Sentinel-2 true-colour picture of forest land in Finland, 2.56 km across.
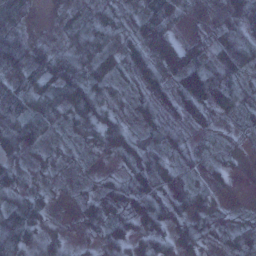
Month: January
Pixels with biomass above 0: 90%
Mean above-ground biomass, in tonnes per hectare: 43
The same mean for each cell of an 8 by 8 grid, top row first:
60 9 26 26 56 44 6 47
84 35 60 38 59 74 28 82
38 65 77 42 48 67 100 44
94 58 68 32 26 34 33 40
61 25 17 48 37 28 11 9
58 14 9 17 59 32 18 4
78 30 20 40 55 45 34 10
94 39 15 52 40 50 30 42
